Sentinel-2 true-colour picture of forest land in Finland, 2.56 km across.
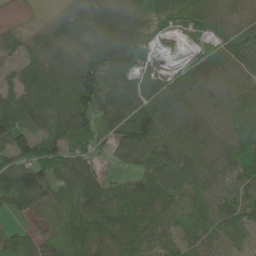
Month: June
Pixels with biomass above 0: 89%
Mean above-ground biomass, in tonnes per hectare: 67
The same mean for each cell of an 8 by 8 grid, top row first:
1 9 59 41 69 80 59 40
32 44 48 120 90 15 55 69
36 61 88 81 78 73 53 38
85 77 93 71 88 67 45 68
90 81 70 55 101 89 61 80
109 88 85 25 71 91 67 71
63 81 68 79 82 74 95 70
71 64 90 74 73 52 69 38
